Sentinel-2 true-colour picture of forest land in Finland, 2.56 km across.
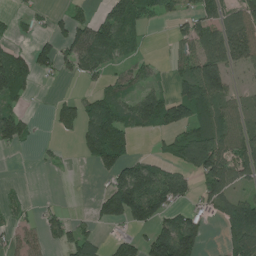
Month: July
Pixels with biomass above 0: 54%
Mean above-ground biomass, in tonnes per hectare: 64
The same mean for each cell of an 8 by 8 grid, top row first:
25 25 33 79 59 34 59 61
35 68 104 91 17 30 106 111
110 12 30 40 41 55 174 11
61 12 80 125 128 122 86 49
46 8 41 145 0 67 125 73
0 2 0 77 119 82 106 58
27 18 1 124 148 64 44 107
40 40 83 30 59 187 22 108
